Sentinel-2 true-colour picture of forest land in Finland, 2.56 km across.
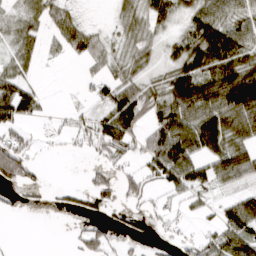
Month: March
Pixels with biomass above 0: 61%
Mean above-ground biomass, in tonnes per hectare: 53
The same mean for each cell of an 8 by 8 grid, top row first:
37 55 26 11 48 43 88 61
54 23 66 34 48 49 125 90
62 2 10 54 46 84 94 123
85 10 25 85 78 108 105 124
70 11 28 85 56 132 97 68
93 5 6 41 65 101 70 63
10 7 25 31 30 22 20 71
3 0 36 31 21 19 40 87
